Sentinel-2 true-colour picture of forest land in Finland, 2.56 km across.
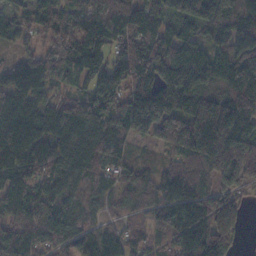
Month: November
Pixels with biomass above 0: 93%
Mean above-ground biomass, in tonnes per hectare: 127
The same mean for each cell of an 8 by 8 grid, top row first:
74 121 101 156 127 110 192 133
52 79 132 98 142 142 93 112
121 137 140 164 106 159 147 139
160 125 134 134 205 178 230 153
153 116 129 134 45 178 266 223
135 119 117 71 67 114 137 162
111 88 84 57 75 134 165 78
150 115 98 90 59 130 190 51
